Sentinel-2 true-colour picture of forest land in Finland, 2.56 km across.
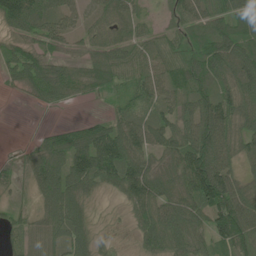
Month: June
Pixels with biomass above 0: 82%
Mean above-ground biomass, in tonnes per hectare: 65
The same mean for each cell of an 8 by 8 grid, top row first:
108 73 46 72 27 43 77 79
49 41 31 73 45 34 92 98
38 86 55 51 61 70 84 106
0 12 2 27 43 60 92 93
6 59 94 131 75 70 112 68
22 101 109 88 111 79 139 56
18 68 58 5 77 89 91 110
36 50 63 15 52 80 66 100
